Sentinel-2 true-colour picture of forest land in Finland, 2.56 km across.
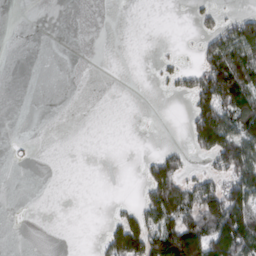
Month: March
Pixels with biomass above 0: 27%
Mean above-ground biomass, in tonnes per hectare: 36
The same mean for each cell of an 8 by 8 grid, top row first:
0 0 0 0 0 0 20 38
0 0 0 0 0 3 60 100
0 0 0 0 0 29 123 139
0 0 0 0 0 0 121 120
1 0 0 0 0 7 87 126
0 0 0 0 31 72 48 108
0 0 0 6 63 123 132 136
0 0 0 66 111 159 145 134
